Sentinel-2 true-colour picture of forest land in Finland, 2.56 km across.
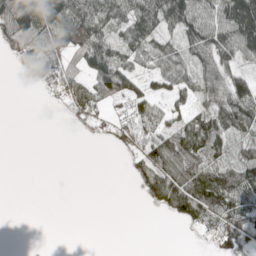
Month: May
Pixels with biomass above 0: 58%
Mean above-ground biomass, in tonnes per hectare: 52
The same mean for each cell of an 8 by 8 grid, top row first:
196 111 104 76 105 108 71 163
61 84 84 62 70 56 92 107
5 57 35 133 43 56 66 68
0 1 32 19 41 32 63 108
0 0 2 15 50 72 90 47
0 0 0 0 66 110 103 89
0 0 0 0 9 98 132 95
0 0 0 0 0 0 8 55
